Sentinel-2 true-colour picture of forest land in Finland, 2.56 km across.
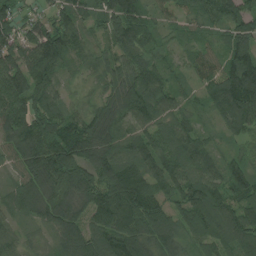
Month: July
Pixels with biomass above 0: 97%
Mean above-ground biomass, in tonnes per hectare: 90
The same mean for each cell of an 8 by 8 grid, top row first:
62 50 81 92 70 54 88 97
88 158 73 70 88 40 48 89
104 115 29 76 110 45 64 147
99 103 54 89 121 72 40 131
92 143 117 85 88 99 63 43
51 142 132 124 95 102 98 101
68 102 75 174 145 78 133 98
43 33 110 113 93 79 86 100
